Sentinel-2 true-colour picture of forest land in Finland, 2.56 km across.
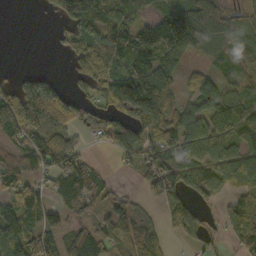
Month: October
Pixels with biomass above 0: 72%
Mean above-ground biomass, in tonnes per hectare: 75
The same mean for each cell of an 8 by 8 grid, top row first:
0 23 134 111 46 117 97 53
0 2 67 108 130 121 63 87
50 75 41 89 142 50 54 51
140 170 81 65 110 71 83 78
67 133 37 69 74 88 93 74
84 51 122 23 46 83 87 87
99 73 70 44 18 62 31 92
117 70 71 87 81 15 36 76
